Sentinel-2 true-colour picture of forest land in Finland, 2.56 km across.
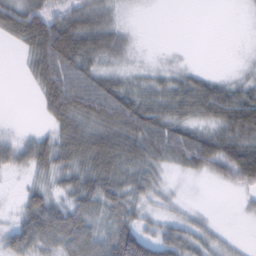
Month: February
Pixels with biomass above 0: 73%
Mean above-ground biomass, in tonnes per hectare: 46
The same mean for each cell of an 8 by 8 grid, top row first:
81 81 65 29 1 0 0 2
18 125 90 57 2 1 0 2
1 92 73 44 20 30 34 21
0 49 82 87 69 45 56 76
40 54 84 90 82 76 70 66
15 38 59 72 55 15 31 66
15 69 55 43 31 18 6 7
62 55 74 73 75 64 39 7
